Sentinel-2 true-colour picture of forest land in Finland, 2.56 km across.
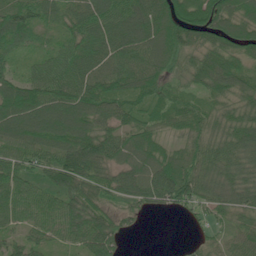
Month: June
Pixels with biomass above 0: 91%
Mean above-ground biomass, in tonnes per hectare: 77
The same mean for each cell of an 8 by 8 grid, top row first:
98 57 78 100 118 107 108 80
52 40 91 90 106 83 79 68
57 113 101 86 88 43 85 69
112 110 114 87 63 70 57 62
87 93 127 94 71 32 75 78
98 81 123 70 93 118 70 68
91 86 92 42 49 51 48 54
51 60 74 72 0 3 23 54
